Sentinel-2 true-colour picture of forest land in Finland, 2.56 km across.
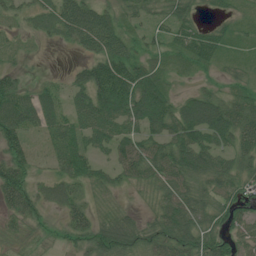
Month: July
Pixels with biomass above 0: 82%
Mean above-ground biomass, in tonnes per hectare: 48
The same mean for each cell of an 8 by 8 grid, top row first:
26 34 92 38 24 46 11 17
14 4 37 71 26 33 61 19
32 15 45 120 86 12 12 21
89 56 65 99 106 68 92 66
48 39 61 65 60 70 66 57
71 26 54 32 44 68 60 47
59 27 41 14 9 75 52 48
16 9 35 70 44 74 54 40
